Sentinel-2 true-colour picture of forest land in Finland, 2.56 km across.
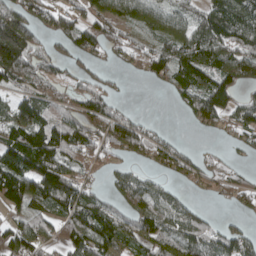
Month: April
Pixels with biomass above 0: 72%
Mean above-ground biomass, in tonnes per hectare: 79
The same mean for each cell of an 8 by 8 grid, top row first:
138 69 60 93 85 76 115 139
160 49 77 45 48 93 141 105
95 61 53 28 24 86 105 79
91 90 85 69 11 17 105 72
130 135 96 83 80 42 9 33
172 161 57 37 50 52 51 40
63 87 110 59 77 85 14 29
94 57 125 117 69 105 85 92
